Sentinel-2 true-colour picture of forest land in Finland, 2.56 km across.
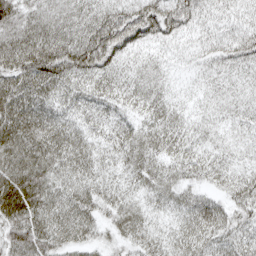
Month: April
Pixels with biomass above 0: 94%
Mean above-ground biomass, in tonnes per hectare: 45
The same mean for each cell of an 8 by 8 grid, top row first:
70 50 45 53 68 55 27 28
82 86 79 62 29 17 28 46
63 72 46 41 36 13 20 25
70 50 34 30 33 29 20 29
76 70 45 35 45 38 26 23
71 59 47 31 39 34 29 36
85 58 52 34 30 31 50 40
67 61 39 24 41 37 42 40
